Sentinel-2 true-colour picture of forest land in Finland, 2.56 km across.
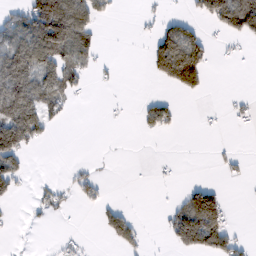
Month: February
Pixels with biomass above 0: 30%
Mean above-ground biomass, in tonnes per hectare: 43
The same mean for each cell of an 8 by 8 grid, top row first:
40 179 126 23 9 17 84 182
106 137 83 1 18 170 52 7
134 89 35 4 7 141 39 0
146 55 0 2 32 23 3 15
132 14 0 0 0 0 2 2
54 2 25 1 0 5 1 11
4 28 8 26 0 34 168 0
2 2 14 32 20 59 108 24
